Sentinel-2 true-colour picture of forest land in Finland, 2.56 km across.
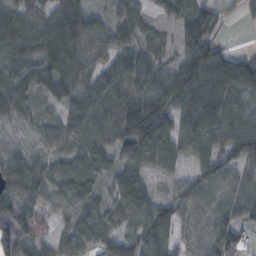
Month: October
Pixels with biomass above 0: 93%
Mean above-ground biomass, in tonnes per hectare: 75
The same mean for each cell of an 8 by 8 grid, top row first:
83 67 82 35 35 43 73 16
82 69 82 62 46 39 94 14
91 80 80 84 96 113 119 111
77 28 84 108 153 98 114 88
44 55 76 91 137 79 84 108
90 72 73 50 58 43 76 62
105 53 70 58 81 77 57 71
106 52 78 63 93 54 68 47
